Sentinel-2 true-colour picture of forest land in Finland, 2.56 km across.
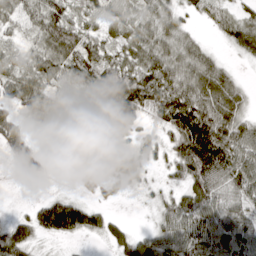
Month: April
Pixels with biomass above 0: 84%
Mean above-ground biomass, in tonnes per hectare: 62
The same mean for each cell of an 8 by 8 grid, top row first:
59 92 54 46 56 46 36 49
32 82 97 60 78 76 27 62
69 67 82 98 114 98 91 25
49 71 71 96 71 119 101 59
62 6 21 38 40 70 147 90
9 19 25 53 35 42 101 90
4 97 85 18 8 72 85 57
90 23 17 45 57 84 87 86
